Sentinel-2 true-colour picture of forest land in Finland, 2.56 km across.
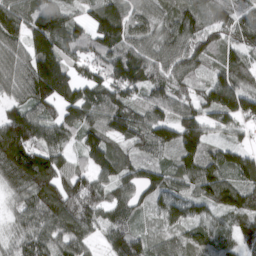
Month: March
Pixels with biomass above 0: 94%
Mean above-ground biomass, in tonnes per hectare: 114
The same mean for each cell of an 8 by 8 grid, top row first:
120 159 54 154 87 108 103 98
83 158 92 131 114 115 111 75
107 224 110 143 146 108 84 125
91 90 128 142 110 107 100 136
203 120 76 105 107 128 95 58
129 191 104 120 111 99 137 125
60 176 180 117 59 108 88 150
74 116 119 91 85 94 85 75
